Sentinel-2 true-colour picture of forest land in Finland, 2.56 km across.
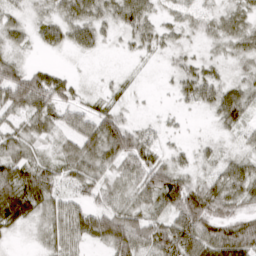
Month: March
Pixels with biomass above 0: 78%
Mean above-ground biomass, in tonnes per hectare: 40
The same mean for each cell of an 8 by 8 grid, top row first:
18 27 53 34 49 22 25 31
21 22 30 4 22 20 11 31
83 66 10 6 2 25 38 26
38 57 41 36 2 9 17 55
37 17 57 89 50 8 11 15
65 53 46 27 68 62 27 57
78 45 44 51 41 89 75 31
6 28 43 74 58 97 76 84
